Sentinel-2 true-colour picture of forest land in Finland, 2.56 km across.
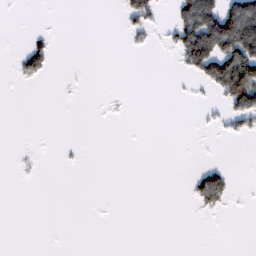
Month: February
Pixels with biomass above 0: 15%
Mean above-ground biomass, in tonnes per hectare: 19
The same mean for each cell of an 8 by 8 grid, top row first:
1 1 0 0 59 43 142 166
5 33 0 0 12 46 149 157
9 10 2 0 0 2 63 155
0 0 0 3 0 0 7 63
1 0 3 0 0 0 1 3
2 0 0 0 0 0 57 2
0 0 0 1 0 0 29 2
0 0 0 0 0 0 0 0
